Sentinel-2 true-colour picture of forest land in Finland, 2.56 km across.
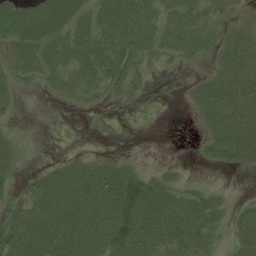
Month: July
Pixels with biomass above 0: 65%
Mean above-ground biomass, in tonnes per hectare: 33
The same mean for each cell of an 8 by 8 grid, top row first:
52 63 39 58 51 34 30 15
47 49 49 54 45 36 24 44
30 24 31 48 16 1 25 43
10 0 6 2 1 0 35 40
17 0 0 0 0 0 26 63
19 34 44 55 37 14 1 4
33 47 50 59 75 50 41 15
60 57 53 54 59 52 30 32
